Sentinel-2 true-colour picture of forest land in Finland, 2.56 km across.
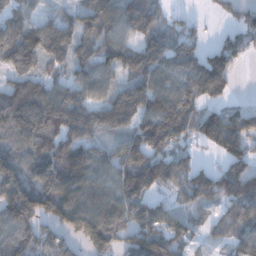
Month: December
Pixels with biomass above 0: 83%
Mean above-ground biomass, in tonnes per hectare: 106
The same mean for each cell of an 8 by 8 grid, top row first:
69 43 88 110 153 28 13 63
131 132 95 104 138 128 65 84
94 82 99 79 122 112 222 15
184 149 122 152 143 158 68 59
118 96 106 49 141 99 76 109
142 135 139 111 172 111 88 139
187 142 151 144 115 59 53 97
119 84 75 119 129 91 39 74
